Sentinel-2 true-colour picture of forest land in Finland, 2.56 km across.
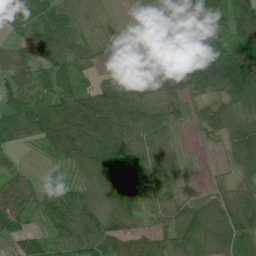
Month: July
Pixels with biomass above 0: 88%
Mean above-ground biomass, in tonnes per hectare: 74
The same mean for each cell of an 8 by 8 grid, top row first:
79 95 37 9 28 104 117 106
49 91 58 34 36 63 122 120
80 86 61 44 55 66 162 222
79 97 127 129 59 45 75 85
27 59 147 144 57 28 12 102
49 5 32 117 41 50 6 55
87 60 78 75 56 48 73 101
49 50 76 94 65 70 102 107
